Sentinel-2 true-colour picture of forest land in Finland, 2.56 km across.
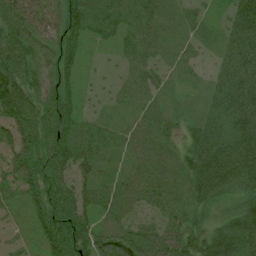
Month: July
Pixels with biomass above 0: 95%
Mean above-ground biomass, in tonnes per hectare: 49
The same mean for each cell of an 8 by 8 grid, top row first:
62 51 60 35 37 18 16 60
70 40 35 14 33 16 13 66
76 44 27 12 41 16 24 81
71 62 32 13 33 19 37 76
60 67 56 36 48 33 73 78
57 72 57 25 48 44 79 75
28 71 68 48 50 44 43 52
21 66 75 88 76 72 58 82
